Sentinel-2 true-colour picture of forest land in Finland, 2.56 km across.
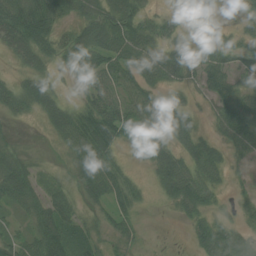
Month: July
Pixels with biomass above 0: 80%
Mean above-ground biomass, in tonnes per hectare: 50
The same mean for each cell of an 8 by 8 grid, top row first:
91 73 62 96 58 23 36 15
73 59 75 85 85 38 48 34
32 48 43 56 57 48 45 31
41 60 59 82 64 49 25 89
18 9 69 78 48 56 42 52
88 17 47 70 13 105 63 12
40 62 31 51 15 41 46 25
38 80 46 28 10 0 78 52
